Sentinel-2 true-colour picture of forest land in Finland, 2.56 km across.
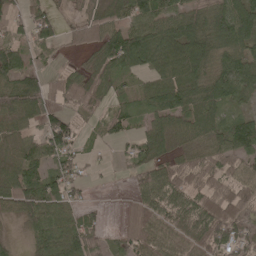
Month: May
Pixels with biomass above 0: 80%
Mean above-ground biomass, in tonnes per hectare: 61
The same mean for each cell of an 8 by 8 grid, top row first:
43 52 25 62 89 67 66 94
45 44 31 113 106 86 74 69
79 36 64 67 31 78 77 84
80 62 38 39 46 83 81 36
44 70 30 21 57 39 62 72
73 68 37 5 64 76 63 68
60 68 41 2 82 88 87 77
9 57 85 24 82 73 92 86
